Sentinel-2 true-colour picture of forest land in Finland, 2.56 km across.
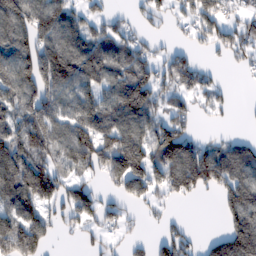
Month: February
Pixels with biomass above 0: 67%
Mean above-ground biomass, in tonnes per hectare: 96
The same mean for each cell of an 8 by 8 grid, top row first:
159 147 72 42 48 43 99 66
145 134 121 112 64 38 49 91
138 161 109 100 112 93 42 7
107 119 117 119 122 75 38 4
151 122 141 141 131 189 52 68
155 150 60 112 143 158 147 125
123 74 127 55 38 14 0 138
188 67 24 26 26 100 32 151
